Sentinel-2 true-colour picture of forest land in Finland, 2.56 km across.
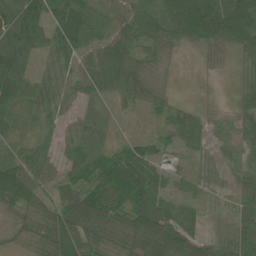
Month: June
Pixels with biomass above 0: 90%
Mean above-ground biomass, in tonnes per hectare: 49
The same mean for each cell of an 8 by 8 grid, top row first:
87 71 87 49 51 92 94 90
87 59 67 60 43 25 34 40
93 55 46 60 39 6 5 15
40 47 31 22 28 47 19 34
29 18 57 25 32 31 33 36
91 50 43 73 68 24 40 32
47 44 79 66 73 50 17 33
16 56 61 44 59 64 40 56
